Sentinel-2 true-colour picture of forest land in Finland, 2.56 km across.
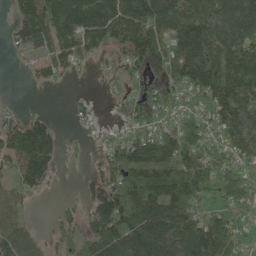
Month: May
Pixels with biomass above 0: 78%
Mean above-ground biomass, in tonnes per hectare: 88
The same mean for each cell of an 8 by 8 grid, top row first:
61 130 162 140 150 114 107 138
32 85 102 54 139 119 136 149
0 34 6 21 49 84 127 151
19 14 20 16 60 64 76 172
104 113 11 56 121 124 84 88
69 76 21 78 114 145 117 88
60 3 37 165 161 142 58 90
91 35 41 135 165 122 153 60
